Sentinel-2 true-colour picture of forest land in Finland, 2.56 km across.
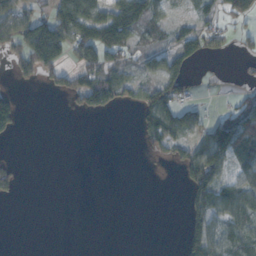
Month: November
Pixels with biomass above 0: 42%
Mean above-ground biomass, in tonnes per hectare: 52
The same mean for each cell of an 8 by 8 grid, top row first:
95 85 227 164 141 30 48 94
57 167 109 156 53 86 74 21
18 38 68 100 59 100 12 22
57 0 34 27 74 104 23 77
2 0 0 0 21 78 120 99
30 0 0 0 1 8 123 65
0 0 0 0 0 0 85 89
0 0 0 0 0 2 102 82
